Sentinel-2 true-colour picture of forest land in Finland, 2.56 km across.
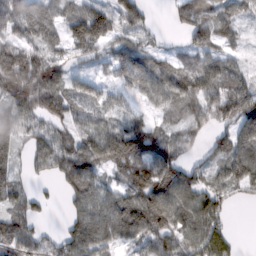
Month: February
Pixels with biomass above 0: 81%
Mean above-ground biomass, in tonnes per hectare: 77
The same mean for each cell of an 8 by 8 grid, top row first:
83 72 96 93 58 39 80 41
104 62 72 54 50 19 63 23
168 122 43 34 98 97 99 63
90 73 46 51 28 61 90 114
85 100 96 148 109 75 35 99
48 31 119 41 138 110 61 98
66 17 87 107 128 118 97 9
100 42 110 86 72 84 106 10
